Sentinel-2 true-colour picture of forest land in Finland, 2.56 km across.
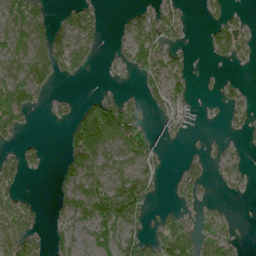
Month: June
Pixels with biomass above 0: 49%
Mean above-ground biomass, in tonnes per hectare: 45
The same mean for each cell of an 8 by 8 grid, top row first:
82 39 65 3 50 54 29 16
76 89 83 10 101 48 30 56
82 53 14 11 53 52 3 13
70 15 46 99 29 57 3 41
25 6 91 77 72 11 8 8
47 5 77 57 61 18 25 31
62 11 63 110 61 18 14 0
72 32 15 81 69 104 73 16
